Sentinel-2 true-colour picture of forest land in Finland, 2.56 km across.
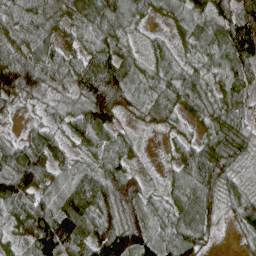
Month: April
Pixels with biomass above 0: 95%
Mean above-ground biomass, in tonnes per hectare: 74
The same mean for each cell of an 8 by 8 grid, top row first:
69 78 77 99 48 56 87 101
70 65 62 79 25 38 73 117
141 67 82 116 54 66 58 77
23 27 68 120 55 58 68 65
47 71 42 73 16 35 70 86
120 77 82 94 35 42 111 42
93 95 114 96 96 68 99 71
56 143 97 132 106 89 45 22
